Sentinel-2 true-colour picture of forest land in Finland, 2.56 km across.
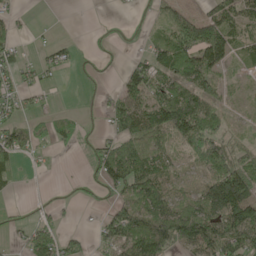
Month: May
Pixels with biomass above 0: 60%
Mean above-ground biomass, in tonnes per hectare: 59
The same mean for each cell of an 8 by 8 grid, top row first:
20 2 8 6 4 62 57 60
31 21 8 12 22 94 163 33
32 13 5 7 108 98 70 8
32 13 10 59 98 155 98 13
67 25 12 61 105 59 125 29
28 4 7 108 138 32 81 172
6 17 6 51 121 77 107 159
18 110 38 74 161 117 116 106
